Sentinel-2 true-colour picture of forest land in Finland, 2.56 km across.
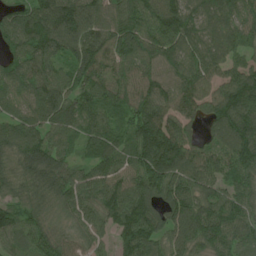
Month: June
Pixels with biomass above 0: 95%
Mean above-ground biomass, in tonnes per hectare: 98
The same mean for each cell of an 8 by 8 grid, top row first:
72 141 117 83 110 139 105 85
75 104 107 113 123 103 99 85
90 106 89 90 91 99 80 112
68 112 87 71 118 102 72 154
105 100 62 78 130 142 56 138
86 116 78 88 127 129 94 77
76 70 91 104 117 119 94 84
89 85 62 55 127 96 111 74
